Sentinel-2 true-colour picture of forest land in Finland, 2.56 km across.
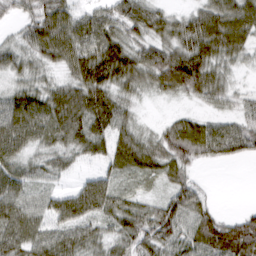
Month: March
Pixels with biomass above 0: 87%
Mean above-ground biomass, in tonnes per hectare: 61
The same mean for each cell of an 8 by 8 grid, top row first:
34 83 57 61 73 38 76 93
41 77 90 87 66 81 89 70
34 33 69 78 61 105 80 16
88 87 93 79 9 14 27 38
74 52 67 58 56 88 79 70
67 39 22 46 44 52 3 0
75 60 96 67 46 80 41 10
82 65 63 47 69 71 89 100
